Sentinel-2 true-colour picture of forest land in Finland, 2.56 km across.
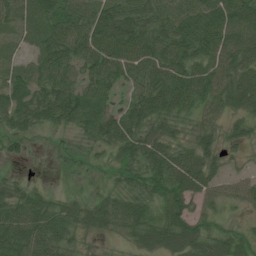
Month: July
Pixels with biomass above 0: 87%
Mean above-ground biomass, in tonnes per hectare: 56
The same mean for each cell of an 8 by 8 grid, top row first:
44 61 70 84 87 72 76 81
15 61 70 81 81 77 68 79
45 64 55 61 71 80 75 78
67 62 62 54 77 67 50 53
29 6 16 58 80 53 50 34
13 3 19 29 63 75 57 24
60 57 44 64 62 60 36 22
82 74 36 19 51 66 57 47
